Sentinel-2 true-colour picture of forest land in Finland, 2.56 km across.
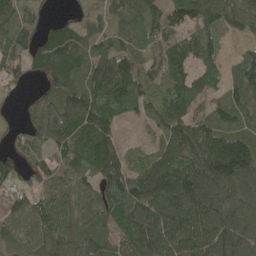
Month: May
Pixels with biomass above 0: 87%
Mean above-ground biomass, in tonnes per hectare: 100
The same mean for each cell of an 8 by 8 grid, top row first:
90 31 39 68 104 100 112 91
88 122 96 83 76 92 95 31
42 73 130 167 85 91 74 87
18 92 148 90 55 108 65 77
29 68 126 107 32 134 138 127
57 88 97 129 161 179 156 167
74 105 89 95 143 160 143 119
73 100 117 88 132 135 147 139
